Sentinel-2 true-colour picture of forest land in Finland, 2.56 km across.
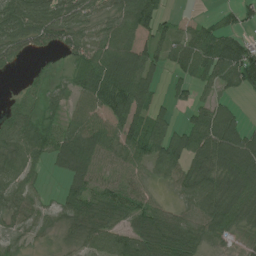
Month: July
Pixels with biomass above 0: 80%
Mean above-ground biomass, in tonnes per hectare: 62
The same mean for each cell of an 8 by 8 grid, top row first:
95 83 59 57 112 15 14 36
55 31 55 85 62 65 90 79
5 21 56 117 79 29 55 77
47 29 56 88 69 23 65 28
75 73 92 57 94 87 104 107
62 18 74 60 48 57 85 94
54 36 87 74 60 31 79 100
29 19 65 79 74 82 47 19
